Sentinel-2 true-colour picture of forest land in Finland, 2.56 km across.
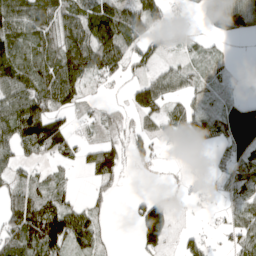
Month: April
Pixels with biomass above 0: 65%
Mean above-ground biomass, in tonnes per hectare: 62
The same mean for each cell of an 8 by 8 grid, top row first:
115 86 97 110 103 16 82 121
68 61 137 135 54 24 17 1
81 78 88 37 48 63 39 17
118 104 22 26 79 43 56 148
94 105 40 47 43 37 32 160
41 29 10 53 9 6 13 68
85 106 45 17 84 26 12 61
81 134 75 10 86 19 28 68
